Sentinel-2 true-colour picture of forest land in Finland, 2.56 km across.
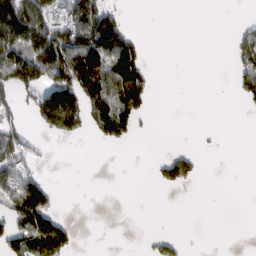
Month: February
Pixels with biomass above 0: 32%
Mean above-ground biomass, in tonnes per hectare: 56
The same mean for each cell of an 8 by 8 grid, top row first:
222 122 109 81 0 0 0 1
151 219 185 152 31 0 0 50
149 102 217 161 95 0 0 63
43 181 146 233 58 0 0 5
83 5 4 44 0 0 2 0
74 21 0 0 0 82 1 0
110 104 0 0 0 0 0 0
86 130 8 0 8 19 0 0
